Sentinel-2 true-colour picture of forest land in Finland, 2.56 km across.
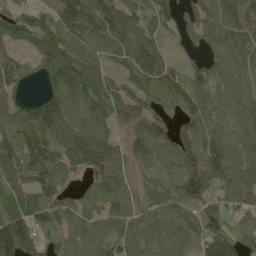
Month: May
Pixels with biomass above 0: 90%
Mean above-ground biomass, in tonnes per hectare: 88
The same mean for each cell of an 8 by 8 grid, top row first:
87 66 145 113 76 90 87 92
45 94 78 82 119 34 65 92
69 92 128 66 102 87 88 74
60 111 104 83 73 64 87 77
111 85 140 86 109 106 97 74
100 80 35 93 45 78 152 90
96 110 75 64 64 79 81 70
182 101 76 75 63 69 136 95
